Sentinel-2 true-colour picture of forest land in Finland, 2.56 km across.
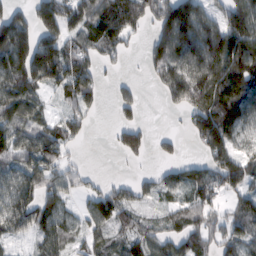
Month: February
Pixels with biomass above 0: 71%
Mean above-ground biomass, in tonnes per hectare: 84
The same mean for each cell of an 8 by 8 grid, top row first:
81 118 124 127 88 188 75 163
164 124 79 70 27 153 150 153
115 103 129 18 14 123 156 158
80 25 66 16 26 33 163 149
98 92 12 21 53 30 127 75
86 81 44 11 19 62 90 113
113 84 34 108 36 53 77 80
46 76 42 50 78 73 71 93
